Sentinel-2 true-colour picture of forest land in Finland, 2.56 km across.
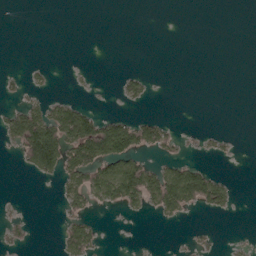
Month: May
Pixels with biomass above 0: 21%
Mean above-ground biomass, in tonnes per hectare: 30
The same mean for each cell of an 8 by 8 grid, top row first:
0 0 0 0 0 0 0 0
0 0 0 0 0 0 0 0
8 13 5 3 37 0 0 0
59 101 93 16 11 0 0 0
58 196 162 179 93 28 15 3
2 43 86 124 101 97 65 1
1 0 34 26 36 66 47 4
12 0 88 0 0 1 4 2
